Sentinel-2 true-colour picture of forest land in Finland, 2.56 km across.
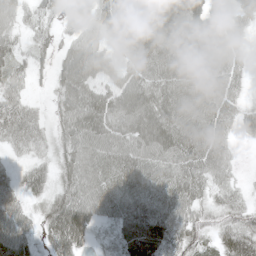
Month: May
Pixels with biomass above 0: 90%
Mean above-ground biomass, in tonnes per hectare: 60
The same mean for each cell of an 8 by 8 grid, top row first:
49 38 32 76 87 88 71 50
46 42 68 52 88 78 81 40
48 32 85 61 73 80 74 39
62 29 85 71 85 81 80 49
44 41 80 76 78 79 85 16
34 45 76 58 64 61 64 17
49 44 77 55 59 72 44 41
73 43 56 38 74 66 42 87
